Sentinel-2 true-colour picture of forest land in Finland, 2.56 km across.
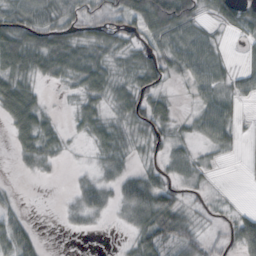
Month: October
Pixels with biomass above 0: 69%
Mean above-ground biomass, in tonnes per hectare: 32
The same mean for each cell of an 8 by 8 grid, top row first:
53 47 40 46 78 93 18 37
70 67 44 41 40 41 33 8
53 21 41 37 44 13 43 25
66 17 31 23 44 16 49 12
31 33 5 42 20 23 23 9
4 8 9 28 37 19 7 1
14 0 31 21 67 51 9 8
45 1 1 1 63 71 21 58
